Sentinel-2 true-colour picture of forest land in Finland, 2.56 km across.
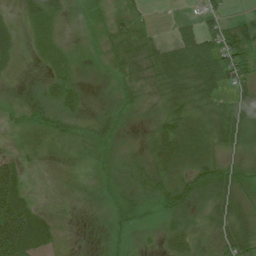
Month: July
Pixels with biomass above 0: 82%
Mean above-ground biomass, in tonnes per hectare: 27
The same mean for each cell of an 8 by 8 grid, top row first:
17 33 14 22 7 6 28 4
22 12 8 22 27 43 47 51
7 22 13 15 29 48 53 42
19 32 23 25 13 34 34 33
7 10 21 30 13 61 39 26
46 2 1 20 28 36 43 33
65 10 2 26 18 44 30 35
87 34 3 18 6 36 28 58
